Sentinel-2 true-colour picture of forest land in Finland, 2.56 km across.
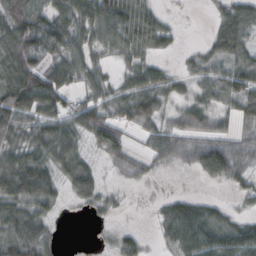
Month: October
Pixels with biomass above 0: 75%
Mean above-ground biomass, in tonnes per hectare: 49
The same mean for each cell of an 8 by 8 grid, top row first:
73 64 74 97 52 6 9 69
87 65 51 49 51 15 31 65
104 76 40 29 59 30 44 68
104 67 57 43 68 33 47 48
58 86 41 62 22 47 60 43
116 67 67 12 19 4 38 39
72 44 13 19 2 43 34 14
75 47 0 21 18 54 73 69
